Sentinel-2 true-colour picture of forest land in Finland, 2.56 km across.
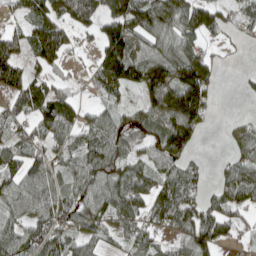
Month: April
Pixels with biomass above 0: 74%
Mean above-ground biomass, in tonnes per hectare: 78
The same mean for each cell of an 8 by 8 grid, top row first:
34 102 107 112 130 110 106 45
68 127 21 148 79 91 30 6
91 66 21 166 122 129 112 9
59 121 59 50 63 165 56 3
85 64 71 95 65 130 2 59
83 84 85 92 73 76 23 95
76 94 79 99 69 125 75 57
87 98 68 37 68 56 110 23
